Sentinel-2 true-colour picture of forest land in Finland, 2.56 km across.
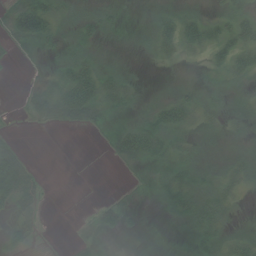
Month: July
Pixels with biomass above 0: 67%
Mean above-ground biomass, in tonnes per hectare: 26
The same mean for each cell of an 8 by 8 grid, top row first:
66 72 28 22 18 34 24 38
17 19 30 10 16 39 39 47
0 23 63 38 8 11 15 23
2 53 54 23 24 53 32 24
17 0 0 22 69 40 20 23
85 3 0 0 5 36 35 32
36 3 1 23 6 36 45 10
31 1 13 8 6 2 34 35
